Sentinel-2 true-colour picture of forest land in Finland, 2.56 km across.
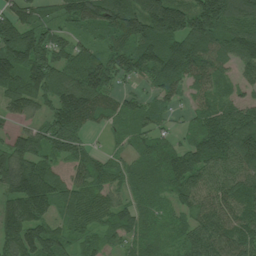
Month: July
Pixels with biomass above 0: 90%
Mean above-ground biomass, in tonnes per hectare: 100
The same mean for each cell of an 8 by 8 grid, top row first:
86 47 112 120 161 172 171 123
161 114 69 87 127 152 149 140
121 136 131 86 55 120 88 55
76 76 140 64 65 27 72 74
87 105 74 21 65 60 138 151
150 117 74 71 69 108 97 104
122 107 124 85 67 59 105 102
124 118 62 50 78 56 133 113
